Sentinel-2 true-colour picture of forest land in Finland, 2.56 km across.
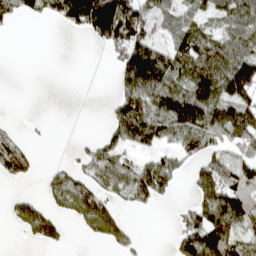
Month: April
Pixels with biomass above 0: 55%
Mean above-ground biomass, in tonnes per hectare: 81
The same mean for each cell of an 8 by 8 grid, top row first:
64 62 165 212 99 63 62 115
0 0 0 81 164 92 121 90
0 0 0 30 213 139 181 182
0 0 0 72 188 193 151 137
63 4 15 71 87 75 87 77
75 33 66 94 120 93 132 94
53 64 113 65 34 19 138 116
3 69 7 62 9 61 188 87
